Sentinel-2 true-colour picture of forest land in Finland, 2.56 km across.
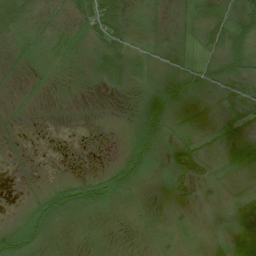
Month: July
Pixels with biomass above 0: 77%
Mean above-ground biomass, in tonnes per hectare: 21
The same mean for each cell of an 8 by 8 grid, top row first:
39 20 41 65 22 14 29 45
26 23 19 53 15 24 24 39
7 8 8 33 12 37 44 47
7 1 2 3 39 26 19 41
7 0 1 1 40 25 22 25
2 2 8 27 21 37 23 9
4 47 40 14 5 14 6 13
36 19 6 3 5 11 7 18
